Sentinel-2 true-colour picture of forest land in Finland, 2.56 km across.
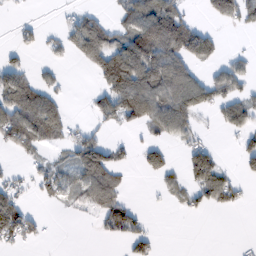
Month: February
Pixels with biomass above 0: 44%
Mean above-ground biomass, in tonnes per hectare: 47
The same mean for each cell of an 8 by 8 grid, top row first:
5 0 33 21 101 78 40 72
23 20 73 83 123 101 53 5
68 22 0 116 113 97 54 51
100 87 1 76 103 101 33 74
56 40 63 39 28 24 36 25
20 50 62 64 20 26 114 30
80 8 20 61 10 11 32 15
51 9 0 22 49 0 0 2
